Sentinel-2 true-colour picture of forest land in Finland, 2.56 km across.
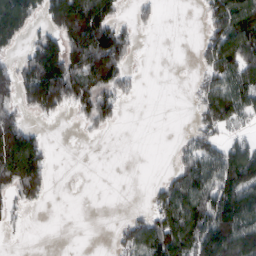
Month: March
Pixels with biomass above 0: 52%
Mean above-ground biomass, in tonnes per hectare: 72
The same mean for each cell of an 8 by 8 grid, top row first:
201 85 230 95 23 0 58 151
45 126 153 155 3 0 75 161
97 203 112 108 6 0 59 107
67 70 41 65 0 0 72 88
178 33 1 0 0 11 66 56
153 57 0 0 0 64 121 155
37 8 0 0 17 135 139 146
1 0 0 14 123 156 151 158
